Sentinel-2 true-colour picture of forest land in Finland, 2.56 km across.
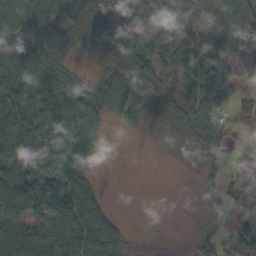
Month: October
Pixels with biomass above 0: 76%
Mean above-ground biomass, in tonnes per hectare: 52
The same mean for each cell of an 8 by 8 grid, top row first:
59 58 51 38 42 53 43 53
110 48 19 45 53 44 52 65
83 57 23 54 52 35 61 38
121 98 97 44 28 29 54 38
124 85 81 1 0 6 54 8
95 84 56 0 0 1 18 43
87 133 82 10 0 1 19 80
114 84 59 47 1 1 41 137
